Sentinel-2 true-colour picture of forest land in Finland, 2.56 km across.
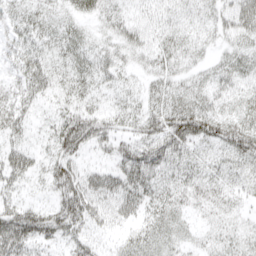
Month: April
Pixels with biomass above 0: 81%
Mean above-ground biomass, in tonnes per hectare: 30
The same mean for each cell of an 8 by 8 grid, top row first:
30 25 21 24 21 22 20 43
27 25 31 23 28 30 14 28
24 32 32 23 14 26 23 28
34 12 43 26 30 44 40 28
26 20 46 29 47 48 31 46
33 28 38 38 48 27 27 28
36 29 57 35 30 30 22 17
56 28 31 12 29 19 14 22
